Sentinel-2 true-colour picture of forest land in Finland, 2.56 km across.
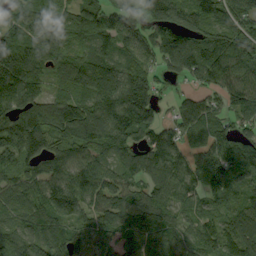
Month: September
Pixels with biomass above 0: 92%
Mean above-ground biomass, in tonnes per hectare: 113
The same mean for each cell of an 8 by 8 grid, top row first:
90 87 92 104 120 165 131 115
145 105 50 73 102 158 162 158
219 94 135 130 124 52 102 125
147 139 136 171 119 71 103 95
188 130 137 110 80 106 107 117
100 130 124 81 72 124 122 72
88 131 116 116 127 87 52 80
106 119 86 87 119 86 104 128
